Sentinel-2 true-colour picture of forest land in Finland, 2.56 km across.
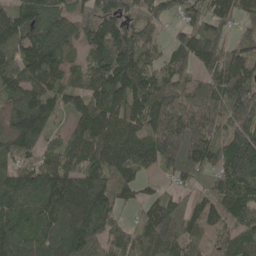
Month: May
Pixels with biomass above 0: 91%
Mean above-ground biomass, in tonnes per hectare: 118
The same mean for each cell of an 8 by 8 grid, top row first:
120 164 108 142 103 50 115 75
130 210 87 172 104 72 147 82
126 144 68 162 115 98 78 122
127 115 94 143 130 167 150 144
119 60 111 126 136 218 164 143
129 128 137 103 50 67 84 129
129 146 214 101 71 106 87 125
131 129 147 61 86 118 46 91
